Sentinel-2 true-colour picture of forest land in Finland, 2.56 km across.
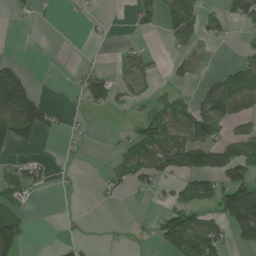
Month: June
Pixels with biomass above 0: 37%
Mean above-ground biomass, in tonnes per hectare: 49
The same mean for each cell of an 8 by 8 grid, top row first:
11 2 8 5 45 87 40 65
1 0 2 4 20 26 16 15
117 0 44 52 32 26 28 99
175 69 10 23 34 77 99 68
84 3 6 9 99 82 123 103
53 25 4 35 66 62 108 96
58 0 2 3 1 71 53 216
110 0 13 3 4 144 129 52
